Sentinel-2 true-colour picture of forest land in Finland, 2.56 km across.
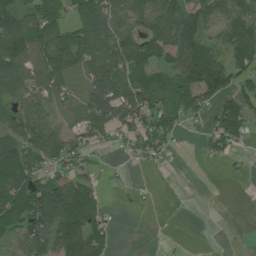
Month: July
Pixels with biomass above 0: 67%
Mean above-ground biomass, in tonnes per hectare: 66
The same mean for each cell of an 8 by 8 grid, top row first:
96 96 88 83 72 100 74 50
129 131 137 73 84 108 66 88
94 104 29 90 87 54 129 73
73 44 44 104 101 57 53 103
105 87 50 25 62 17 36 34
124 81 67 6 4 0 0 5
134 145 142 15 8 2 0 0
49 103 140 31 0 5 4 3
